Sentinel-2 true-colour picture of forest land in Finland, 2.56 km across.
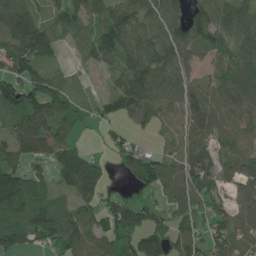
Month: June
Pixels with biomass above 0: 82%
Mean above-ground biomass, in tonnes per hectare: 86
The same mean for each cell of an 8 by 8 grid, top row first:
154 48 71 104 95 86 135 99
116 96 24 105 105 124 81 50
113 83 12 31 141 124 57 108
107 124 50 57 90 58 128 81
92 121 39 44 26 62 87 77
109 39 151 20 106 100 112 94
105 78 72 98 77 61 59 56
96 84 101 75 99 108 96 92
